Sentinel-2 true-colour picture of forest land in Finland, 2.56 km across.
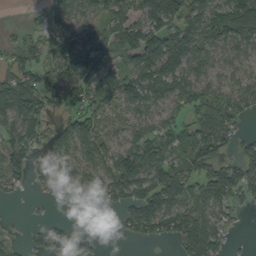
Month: September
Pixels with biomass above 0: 73%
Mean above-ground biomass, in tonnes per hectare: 73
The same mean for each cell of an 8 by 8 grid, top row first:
0 44 62 77 92 124 120 120
38 66 96 46 159 121 73 73
86 65 104 36 117 94 62 56
107 63 69 52 77 56 107 57
93 56 108 60 87 95 102 52
69 75 75 118 99 111 102 93
1 4 29 43 123 100 71 28
18 74 37 16 42 64 127 4
